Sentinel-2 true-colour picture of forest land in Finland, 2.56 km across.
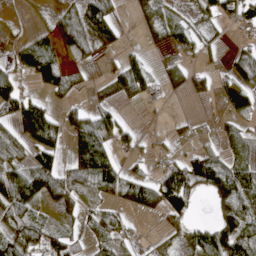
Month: April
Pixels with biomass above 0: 58%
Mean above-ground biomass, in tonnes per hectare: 50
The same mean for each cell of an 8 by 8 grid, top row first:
2 12 78 53 28 18 45 54
33 74 60 37 20 49 23 23
48 77 12 44 63 27 26 52
78 63 43 36 6 2 1 39
43 89 117 84 16 16 13 23
71 110 89 85 44 97 120 83
92 23 30 25 38 72 16 102
99 78 25 43 12 21 99 105
